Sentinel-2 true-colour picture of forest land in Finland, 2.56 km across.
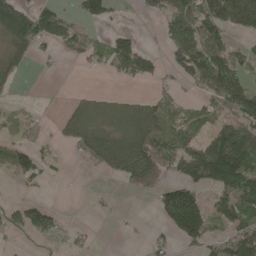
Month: May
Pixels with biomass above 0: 51%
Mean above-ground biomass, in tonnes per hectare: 57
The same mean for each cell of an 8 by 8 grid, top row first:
148 84 43 33 17 88 103 141
69 29 51 64 34 93 96 30
29 3 1 14 44 35 101 67
16 4 50 43 63 34 38 89
48 23 76 84 118 69 106 170
43 17 3 43 113 45 143 146
27 38 0 4 0 172 71 100
6 24 14 0 10 47 58 104
